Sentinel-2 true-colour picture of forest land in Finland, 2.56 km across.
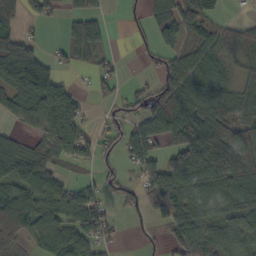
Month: October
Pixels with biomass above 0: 68%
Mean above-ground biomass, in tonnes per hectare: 67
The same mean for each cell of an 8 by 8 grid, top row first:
50 39 59 6 37 94 59 9
98 12 70 13 18 57 65 74
52 40 5 37 17 91 94 53
50 105 47 29 80 153 95 83
44 73 80 34 114 90 175 138
78 71 12 28 68 127 128 120
126 88 114 27 35 75 64 77
54 81 98 26 8 56 104 94
